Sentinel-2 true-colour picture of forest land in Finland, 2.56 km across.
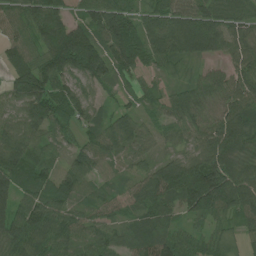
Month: July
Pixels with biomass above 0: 94%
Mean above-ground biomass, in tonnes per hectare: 84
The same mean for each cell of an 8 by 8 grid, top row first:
71 134 52 122 72 102 106 79
82 133 206 125 110 121 116 77
97 122 93 73 36 25 42 64
71 114 81 47 37 59 54 77
119 56 51 80 60 42 82 87
114 52 86 37 63 155 144 99
98 97 63 59 77 71 122 89
90 100 70 62 75 73 54 33
